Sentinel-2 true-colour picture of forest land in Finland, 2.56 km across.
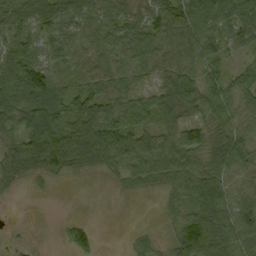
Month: September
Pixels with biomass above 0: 86%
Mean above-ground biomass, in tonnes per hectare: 58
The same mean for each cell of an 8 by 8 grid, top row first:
66 80 69 53 59 90 74 48
89 72 73 71 74 83 67 38
88 71 50 60 33 75 62 43
75 108 88 69 72 90 63 46
49 114 87 87 60 64 66 68
44 48 19 24 49 76 76 39
1 0 1 2 2 33 113 61
7 1 61 0 20 57 124 65
